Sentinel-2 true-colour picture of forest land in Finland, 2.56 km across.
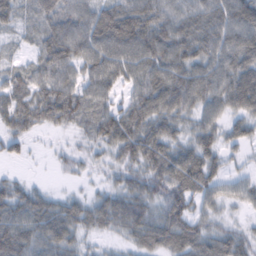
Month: February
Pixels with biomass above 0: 87%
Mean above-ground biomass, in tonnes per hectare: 56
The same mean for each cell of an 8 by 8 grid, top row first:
44 61 70 84 87 72 76 81
15 61 70 81 81 77 68 79
45 64 55 61 71 80 75 78
67 62 62 54 77 67 50 53
29 6 16 58 80 53 50 34
13 3 19 29 63 75 57 24
60 57 44 64 62 60 36 22
82 74 36 19 51 66 57 47
